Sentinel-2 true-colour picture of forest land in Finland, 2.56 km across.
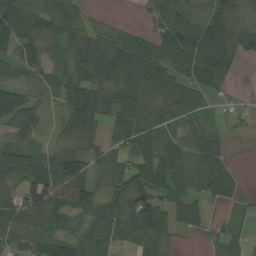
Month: August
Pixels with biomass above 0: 81%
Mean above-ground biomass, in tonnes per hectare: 67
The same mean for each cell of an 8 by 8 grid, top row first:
124 88 53 9 10 81 55 34
85 59 83 114 78 118 127 71
27 45 79 114 105 60 64 14
133 29 120 80 61 51 24 10
67 30 69 48 85 69 79 3
71 128 91 64 85 80 81 21
81 107 75 97 123 66 33 17
68 92 81 61 76 18 13 27
